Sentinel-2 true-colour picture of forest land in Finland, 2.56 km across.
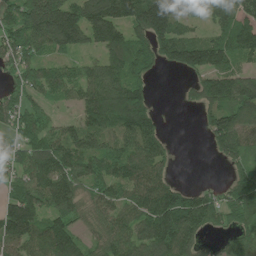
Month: June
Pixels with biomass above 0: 79%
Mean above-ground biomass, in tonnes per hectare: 125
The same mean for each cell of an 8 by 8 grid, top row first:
126 287 184 190 206 137 61 138
147 130 92 149 114 183 160 152
87 132 114 134 77 7 120 137
124 43 102 200 152 4 92 137
72 138 166 115 183 14 43 129
84 164 140 119 154 31 0 97
178 114 105 115 150 209 138 160
173 173 94 129 170 210 43 101
